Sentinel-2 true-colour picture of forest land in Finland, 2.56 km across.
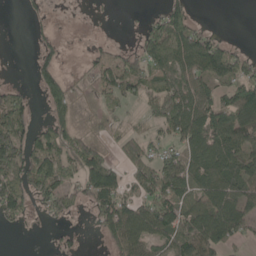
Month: May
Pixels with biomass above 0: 57%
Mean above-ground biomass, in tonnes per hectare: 54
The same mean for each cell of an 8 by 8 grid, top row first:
1 9 1 3 12 74 1 0
0 21 2 30 53 93 81 16
1 67 11 84 57 62 62 72
85 38 22 29 32 105 85 130
98 89 71 29 74 58 95 103
93 92 66 71 74 86 83 84
67 48 29 71 64 83 79 76
1 4 11 54 66 63 109 42
